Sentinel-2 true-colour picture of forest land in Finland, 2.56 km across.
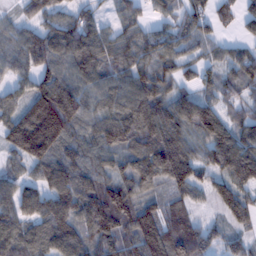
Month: February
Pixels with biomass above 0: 90%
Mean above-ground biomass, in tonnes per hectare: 96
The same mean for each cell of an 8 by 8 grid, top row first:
37 78 67 32 43 62 72 42
79 113 117 89 92 82 52 45
59 106 100 92 108 71 50 87
61 198 117 98 129 124 105 67
117 181 100 106 114 147 116 129
53 105 115 82 117 149 84 136
103 109 106 105 95 79 33 115
114 99 114 102 167 144 85 56
